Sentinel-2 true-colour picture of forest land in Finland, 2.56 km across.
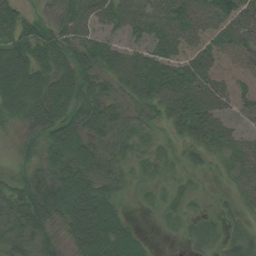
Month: August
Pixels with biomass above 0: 89%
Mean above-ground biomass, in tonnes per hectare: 49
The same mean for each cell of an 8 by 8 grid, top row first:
52 44 67 60 65 65 53 67
70 72 61 54 48 48 40 57
82 67 69 53 87 83 57 27
56 75 68 54 42 55 68 29
27 60 67 44 21 14 50 34
34 54 71 45 17 10 10 33
49 70 100 52 6 15 7 22
47 38 77 94 21 5 21 30
